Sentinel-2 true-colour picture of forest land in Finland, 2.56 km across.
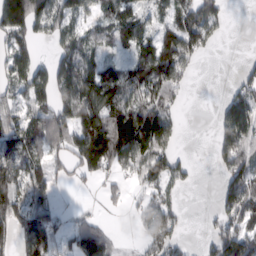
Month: February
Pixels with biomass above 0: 66%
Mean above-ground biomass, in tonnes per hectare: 71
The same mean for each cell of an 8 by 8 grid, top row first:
159 121 64 73 37 67 81 0
79 23 83 42 68 156 38 0
67 103 129 92 114 82 0 38
66 100 135 116 112 38 0 129
97 85 105 165 109 36 5 113
110 59 31 34 75 58 0 107
75 74 8 9 45 35 6 106
77 117 97 48 38 57 39 129
